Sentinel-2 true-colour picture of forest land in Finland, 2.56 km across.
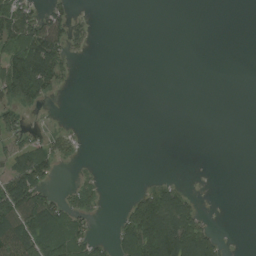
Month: August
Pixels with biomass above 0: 31%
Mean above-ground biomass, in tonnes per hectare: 30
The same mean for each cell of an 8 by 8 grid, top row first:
88 53 9 0 0 0 0 0
88 116 17 0 0 0 0 0
116 86 2 0 0 0 0 0
46 6 0 0 0 0 0 0
38 37 12 0 0 0 0 0
71 50 12 0 2 3 0 0
104 78 45 1 78 108 4 0
132 86 60 26 119 147 70 0
